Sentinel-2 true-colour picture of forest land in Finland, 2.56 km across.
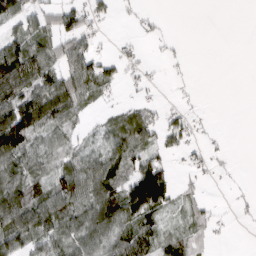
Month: March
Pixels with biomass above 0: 58%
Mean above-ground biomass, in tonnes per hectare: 46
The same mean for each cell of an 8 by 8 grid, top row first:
61 46 58 23 12 0 0 0
79 59 77 9 11 7 0 0
121 77 95 44 17 6 0 0
121 110 49 23 37 26 4 0
107 43 33 52 58 39 15 0
72 62 95 70 119 32 12 2
106 94 80 95 115 32 30 7
75 59 68 66 77 43 19 0
